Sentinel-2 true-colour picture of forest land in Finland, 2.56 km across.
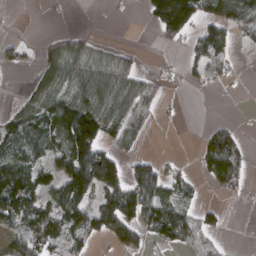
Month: March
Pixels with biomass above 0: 53%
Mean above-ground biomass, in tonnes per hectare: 62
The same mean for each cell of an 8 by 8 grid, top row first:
0 3 0 2 26 197 72 115
35 58 69 25 2 22 101 19
0 75 84 100 47 11 43 6
45 100 161 99 51 3 0 1
96 100 197 51 14 1 72 57
117 64 176 106 78 42 67 61
111 78 118 111 111 84 26 4
72 90 60 63 53 99 48 0
